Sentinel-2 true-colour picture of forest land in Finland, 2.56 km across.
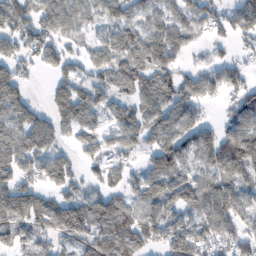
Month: February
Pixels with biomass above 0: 78%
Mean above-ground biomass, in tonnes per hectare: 80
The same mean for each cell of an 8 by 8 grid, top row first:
110 95 76 73 69 69 75 90
81 86 34 75 89 78 32 31
89 23 64 78 86 80 71 60
74 57 101 48 80 95 21 88
105 78 57 55 70 102 89 135
96 98 49 55 78 98 70 84
126 78 116 114 81 80 101 99
71 65 94 124 96 124 92 85
